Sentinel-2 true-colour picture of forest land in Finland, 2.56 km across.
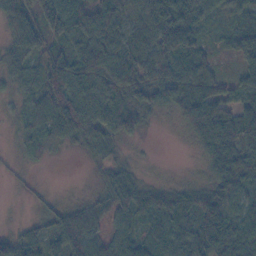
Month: November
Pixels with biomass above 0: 86%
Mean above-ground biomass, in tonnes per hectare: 49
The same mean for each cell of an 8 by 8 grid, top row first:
73 81 79 52 61 96 34 43
59 63 59 68 56 81 23 60
33 81 76 60 54 63 51 52
24 75 79 71 39 38 70 66
15 39 32 35 6 1 54 62
8 1 1 42 12 3 28 56
0 21 29 60 61 69 59 46
49 57 72 42 44 60 58 75
